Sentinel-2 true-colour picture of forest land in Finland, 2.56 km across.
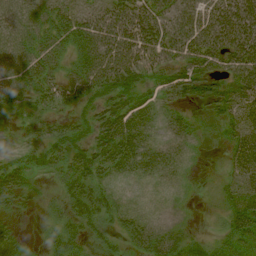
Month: August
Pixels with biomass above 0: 79%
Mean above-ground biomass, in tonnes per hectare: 38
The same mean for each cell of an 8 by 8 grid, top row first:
54 43 41 62 67 55 59 78
48 44 40 67 70 55 63 70
45 40 46 67 36 44 38 45
16 25 34 55 35 17 13 37
10 41 48 73 49 29 2 44
57 16 62 34 30 17 2 29
22 19 62 37 4 0 3 39
21 22 38 23 33 24 18 27
